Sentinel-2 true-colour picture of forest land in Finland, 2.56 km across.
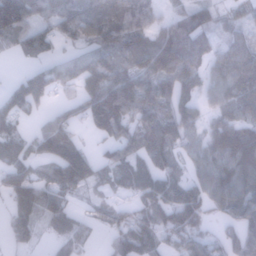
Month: January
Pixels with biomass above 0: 79%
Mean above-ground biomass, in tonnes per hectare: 74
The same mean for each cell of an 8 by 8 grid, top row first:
163 67 100 85 61 40 48 33
46 55 49 85 108 130 57 51
32 92 96 121 96 117 51 86
74 30 47 143 86 82 37 65
93 97 54 65 93 62 71 130
99 68 120 53 79 47 75 107
88 90 22 48 60 117 47 73
60 22 46 40 97 52 50 68
